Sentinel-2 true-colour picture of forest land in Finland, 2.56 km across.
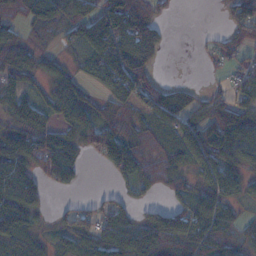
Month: November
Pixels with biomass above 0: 71%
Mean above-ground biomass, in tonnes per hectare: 58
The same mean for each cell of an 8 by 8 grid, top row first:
46 88 62 102 86 5 0 79
77 22 39 95 97 0 13 39
55 56 46 86 69 8 9 40
81 63 106 61 51 72 50 72
94 102 66 105 60 54 66 80
115 70 27 25 57 62 51 53
118 19 36 51 23 46 58 24
47 18 51 78 75 68 79 50
